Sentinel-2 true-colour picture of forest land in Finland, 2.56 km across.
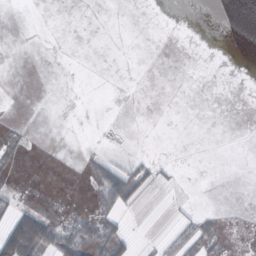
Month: October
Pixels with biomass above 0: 11%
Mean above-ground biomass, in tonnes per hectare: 4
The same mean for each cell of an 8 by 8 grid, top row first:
0 0 0 0 0 0 0 0
0 0 0 0 0 0 0 0
0 0 0 0 0 0 0 0
0 0 0 0 0 0 0 0
4 0 0 0 0 0 0 0
2 0 1 29 13 2 0 0
14 5 2 23 2 2 1 0
78 36 22 23 1 11 16 0
